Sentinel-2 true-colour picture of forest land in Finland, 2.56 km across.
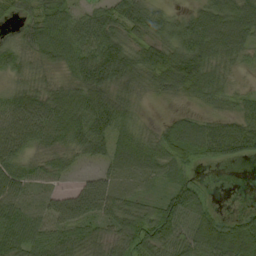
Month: September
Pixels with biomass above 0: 87%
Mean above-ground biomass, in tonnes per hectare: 61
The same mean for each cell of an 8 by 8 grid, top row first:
34 83 57 61 73 38 76 93
41 77 90 87 66 81 89 70
34 33 69 78 61 105 80 16
88 87 93 79 9 14 27 38
74 52 67 58 56 88 79 70
67 39 22 46 44 52 3 0
75 60 96 67 46 80 41 10
82 65 63 47 69 71 89 100
